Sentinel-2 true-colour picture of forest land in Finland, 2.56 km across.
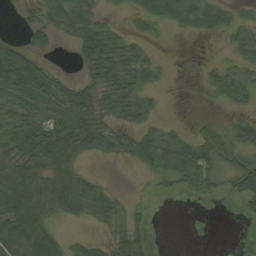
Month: August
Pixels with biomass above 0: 60%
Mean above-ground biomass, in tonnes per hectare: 35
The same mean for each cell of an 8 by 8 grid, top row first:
9 39 54 9 27 38 36 15
39 22 48 65 18 0 1 51
70 54 24 63 29 1 24 46
41 34 64 43 33 0 1 16
58 81 65 29 49 51 44 38
69 56 49 3 12 50 45 56
82 59 56 47 8 0 2 14
87 71 14 28 22 0 1 0
